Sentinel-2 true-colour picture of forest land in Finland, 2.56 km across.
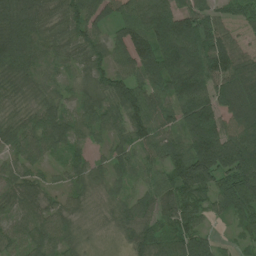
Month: July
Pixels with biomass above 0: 95%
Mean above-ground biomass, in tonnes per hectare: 82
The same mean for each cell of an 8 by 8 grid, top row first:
112 74 97 69 108 146 84 51
125 89 81 75 118 183 137 65
59 49 51 92 92 158 147 84
35 74 72 76 114 82 149 97
62 81 53 48 70 68 195 117
57 32 58 56 59 94 129 123
56 51 43 39 62 82 58 82
66 86 40 12 73 71 43 28
